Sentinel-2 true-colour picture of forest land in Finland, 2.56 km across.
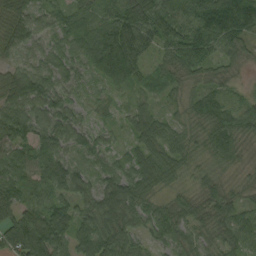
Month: September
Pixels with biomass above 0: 97%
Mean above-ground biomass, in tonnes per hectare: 68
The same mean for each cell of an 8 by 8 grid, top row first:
74 50 83 83 109 102 148 133
55 46 94 138 71 100 82 65
68 68 42 59 49 46 46 18
89 92 39 14 57 26 78 54
82 99 66 34 68 52 50 43
74 92 59 68 79 42 28 14
82 79 62 86 63 45 51 45
121 128 70 83 39 56 35 61
